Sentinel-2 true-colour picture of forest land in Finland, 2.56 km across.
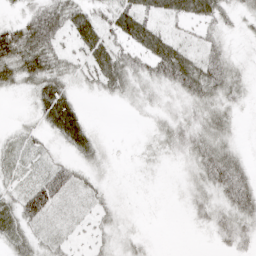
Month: April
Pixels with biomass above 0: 77%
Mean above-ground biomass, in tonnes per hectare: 25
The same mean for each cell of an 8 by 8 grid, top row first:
14 51 43 36 40 29 34 19
64 51 31 37 41 37 24 8
34 45 18 44 28 47 49 23
3 52 30 0 11 18 36 11
19 14 43 3 7 25 43 13
19 39 21 7 3 5 39 40
33 35 9 16 2 2 27 44
34 16 9 18 9 0 5 25
